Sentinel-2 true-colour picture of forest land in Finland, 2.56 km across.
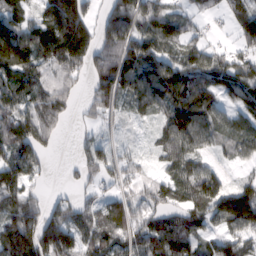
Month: February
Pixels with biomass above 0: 82%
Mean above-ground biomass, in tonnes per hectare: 84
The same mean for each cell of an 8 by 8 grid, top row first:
88 124 145 108 130 70 23 64
195 144 173 125 101 68 67 45
91 79 56 121 107 101 74 105
104 130 28 47 45 93 79 60
125 62 32 41 14 96 48 65
88 16 41 43 32 77 94 28
99 58 66 53 50 74 96 170
193 138 80 64 73 129 45 76
